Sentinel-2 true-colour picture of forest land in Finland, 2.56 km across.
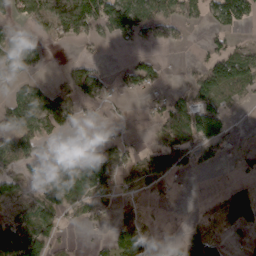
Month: March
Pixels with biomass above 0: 51%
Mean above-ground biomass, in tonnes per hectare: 44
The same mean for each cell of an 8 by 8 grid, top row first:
25 52 78 88 73 42 29 67
52 19 11 8 20 12 25 27
41 14 78 25 56 2 72 82
54 93 40 13 9 77 93 6
27 12 14 47 19 85 85 17
33 72 116 86 77 43 4 17
30 50 49 32 18 3 11 113
89 62 5 38 50 11 93 22
